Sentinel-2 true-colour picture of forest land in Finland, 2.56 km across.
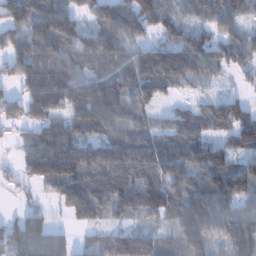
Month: January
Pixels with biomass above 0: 84%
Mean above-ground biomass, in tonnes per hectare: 85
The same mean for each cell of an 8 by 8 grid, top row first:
116 165 65 73 114 55 57 66
57 104 95 93 68 112 95 80
71 126 87 90 116 82 41 19
47 111 91 93 72 51 76 78
37 124 111 103 103 90 92 77
36 155 124 108 82 89 103 102
21 33 133 78 96 89 106 68
106 94 24 83 100 63 87 92
